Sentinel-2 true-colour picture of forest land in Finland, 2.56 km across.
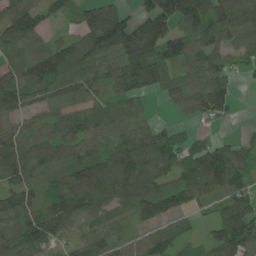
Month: June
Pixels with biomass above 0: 85%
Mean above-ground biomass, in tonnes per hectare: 79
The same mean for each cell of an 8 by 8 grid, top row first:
107 55 57 126 91 153 139 123
77 72 88 111 166 83 72 65
88 110 80 74 109 56 77 16
68 59 68 49 27 29 81 7
76 88 80 76 119 64 47 37
76 47 120 131 111 64 117 66
91 93 109 47 70 64 27 83
87 79 47 50 53 54 45 132
